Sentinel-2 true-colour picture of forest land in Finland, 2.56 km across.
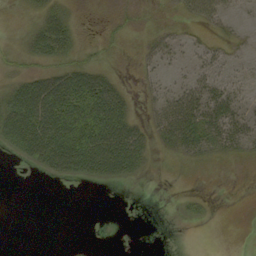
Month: September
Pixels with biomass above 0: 45%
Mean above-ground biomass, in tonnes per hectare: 19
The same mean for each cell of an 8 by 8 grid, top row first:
1 21 3 5 6 10 32 7
4 34 12 6 8 12 15 5
16 44 56 24 6 7 28 12
48 83 68 65 7 45 47 28
30 72 71 74 31 28 33 28
0 13 26 27 7 1 2 1
0 0 0 0 0 2 5 0
0 0 1 0 0 0 0 0
